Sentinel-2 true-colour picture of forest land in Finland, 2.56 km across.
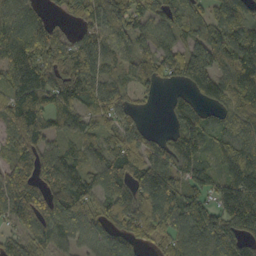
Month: October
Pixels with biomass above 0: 86%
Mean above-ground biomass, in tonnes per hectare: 92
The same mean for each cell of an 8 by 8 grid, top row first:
119 40 67 91 85 67 51 78
126 132 78 62 65 77 122 111
100 115 113 67 59 51 132 126
110 85 94 83 14 53 39 85
97 73 68 96 79 104 61 118
119 88 88 106 129 111 74 108
104 117 102 105 131 119 90 166
51 94 82 118 75 96 122 99
